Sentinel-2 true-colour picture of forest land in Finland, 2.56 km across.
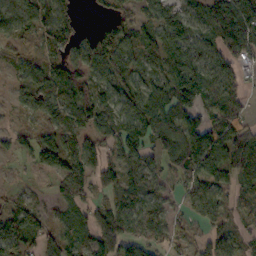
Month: October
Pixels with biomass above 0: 82%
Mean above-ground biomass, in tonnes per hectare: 76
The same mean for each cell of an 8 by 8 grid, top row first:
71 94 35 56 49 80 84 143
40 52 72 120 73 109 62 107
38 112 90 93 63 131 82 53
31 76 89 80 111 114 76 67
46 93 67 72 105 117 167 116
15 45 84 54 60 71 106 75
59 29 62 63 70 28 87 48
93 64 55 106 68 52 66 42
